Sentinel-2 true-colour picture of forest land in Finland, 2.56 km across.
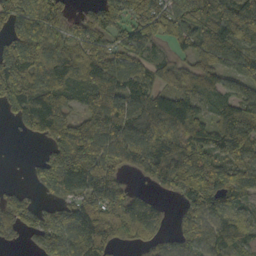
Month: October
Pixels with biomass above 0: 83%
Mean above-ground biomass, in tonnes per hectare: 91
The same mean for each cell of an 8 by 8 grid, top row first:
93 87 45 98 110 95 107 124
111 78 88 69 83 48 76 95
105 85 87 130 84 71 63 61
54 130 77 140 114 128 62 123
1 68 213 112 114 130 114 145
0 86 143 104 48 110 139 82
98 46 99 114 86 29 110 74
26 103 124 71 65 60 78 78
